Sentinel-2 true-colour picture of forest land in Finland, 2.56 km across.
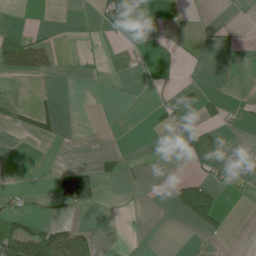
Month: June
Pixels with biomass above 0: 15%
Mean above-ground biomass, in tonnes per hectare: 14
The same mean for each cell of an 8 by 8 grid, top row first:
0 0 0 30 3 3 4 1
69 31 1 0 3 2 7 6
9 6 1 0 0 2 3 1
19 27 0 1 1 24 27 12
0 4 0 0 0 12 62 1
0 10 75 14 3 8 21 8
17 8 35 0 1 28 70 0
95 95 58 0 0 0 6 0
